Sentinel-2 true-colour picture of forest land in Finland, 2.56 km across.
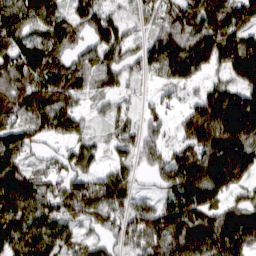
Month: March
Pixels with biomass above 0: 87%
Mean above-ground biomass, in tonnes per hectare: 119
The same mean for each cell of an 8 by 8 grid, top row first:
119 117 93 73 66 112 175 58
128 112 61 117 72 156 157 181
139 144 116 86 35 100 54 162
121 142 57 52 45 51 219 278
132 44 70 53 82 63 218 239
171 66 92 92 26 160 232 181
192 110 144 123 92 136 146 86
143 128 76 58 159 178 168 165
